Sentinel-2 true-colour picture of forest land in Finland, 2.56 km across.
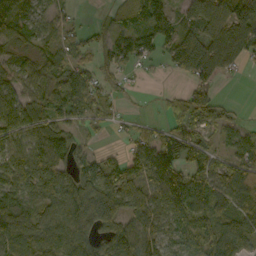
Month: October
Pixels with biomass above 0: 78%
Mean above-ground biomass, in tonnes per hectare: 76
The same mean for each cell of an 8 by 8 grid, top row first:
91 52 11 37 118 76 107 128
45 49 45 62 65 94 129 89
68 59 76 23 4 12 66 7
138 83 64 20 5 49 86 13
76 127 40 9 71 96 45 61
112 109 94 98 103 92 79 84
122 74 143 139 103 89 91 64
125 104 110 113 103 53 81 78
